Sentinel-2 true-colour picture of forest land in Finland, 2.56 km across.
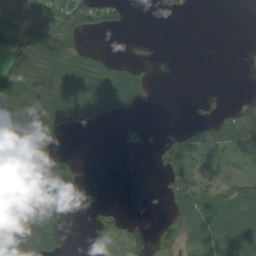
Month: August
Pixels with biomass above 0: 51%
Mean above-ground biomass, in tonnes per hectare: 39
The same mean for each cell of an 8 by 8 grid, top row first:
33 57 85 40 0 16 0 0
56 93 46 3 1 0 0 3
74 73 96 86 37 0 0 1
71 98 95 55 9 0 14 46
72 21 0 0 15 79 59 69
64 85 29 0 0 72 27 25
47 48 88 12 4 49 58 56
64 56 0 32 19 27 57 54
